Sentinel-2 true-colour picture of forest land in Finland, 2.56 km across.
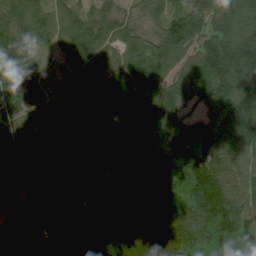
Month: July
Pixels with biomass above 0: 96%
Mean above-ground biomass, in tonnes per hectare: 93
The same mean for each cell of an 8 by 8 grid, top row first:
97 74 74 66 42 99 110 133
106 37 103 73 58 143 101 174
171 38 80 101 130 105 173 138
62 32 66 152 122 101 123 166
38 56 45 81 108 121 122 168
72 48 49 65 92 48 186 126
33 26 33 85 111 68 149 101
85 35 79 115 101 94 66 95
